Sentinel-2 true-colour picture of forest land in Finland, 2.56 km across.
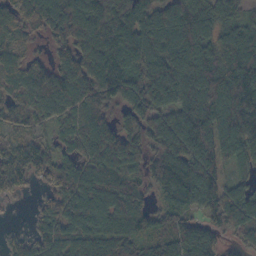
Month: October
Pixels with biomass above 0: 92%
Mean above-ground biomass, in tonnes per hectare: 106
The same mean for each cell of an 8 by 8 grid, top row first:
80 137 141 126 121 138 112 68
74 47 140 144 129 147 129 122
71 108 133 172 130 140 150 170
65 97 103 74 106 108 133 173
66 59 92 142 87 123 145 120
91 60 110 125 68 116 111 44
4 54 122 130 100 91 94 143
36 95 97 112 76 103 91 60
